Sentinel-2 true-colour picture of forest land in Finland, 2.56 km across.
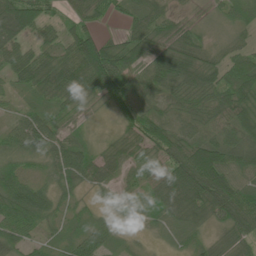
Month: June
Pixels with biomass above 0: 88%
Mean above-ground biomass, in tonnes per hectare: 57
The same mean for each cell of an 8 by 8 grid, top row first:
105 38 37 29 72 32 15 65
55 43 95 67 82 72 32 33
44 78 81 135 65 90 55 80
21 43 30 28 55 50 61 82
47 63 37 36 69 91 85 91
72 27 53 36 41 120 143 68
89 52 19 15 24 73 84 103
47 25 43 26 8 22 28 50
